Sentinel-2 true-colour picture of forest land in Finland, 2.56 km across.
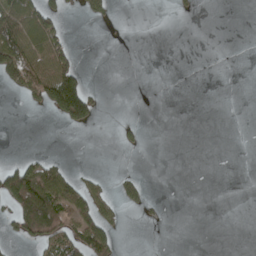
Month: April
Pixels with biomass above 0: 20%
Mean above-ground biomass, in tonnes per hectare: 26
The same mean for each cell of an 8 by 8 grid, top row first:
87 62 9 11 0 5 0 0
112 78 4 0 0 0 0 0
80 112 70 0 0 0 0 0
0 33 119 0 0 0 0 0
0 0 0 2 10 0 0 0
117 92 23 10 8 0 0 0
81 152 81 31 16 0 0 0
29 79 98 51 0 0 0 0
